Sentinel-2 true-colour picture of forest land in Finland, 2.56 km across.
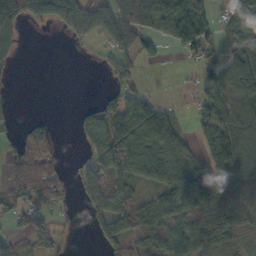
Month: October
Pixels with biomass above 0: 62%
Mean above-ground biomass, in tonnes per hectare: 62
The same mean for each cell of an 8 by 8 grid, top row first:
108 110 80 71 75 135 56 105
28 0 7 53 54 38 48 75
8 0 0 29 11 2 51 111
12 2 30 106 100 21 64 60
44 59 35 132 134 94 62 71
84 85 53 99 83 106 83 54
66 64 21 100 91 93 62 58
52 64 2 85 63 82 78 32
